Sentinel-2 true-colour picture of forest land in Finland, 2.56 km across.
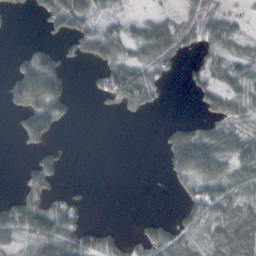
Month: October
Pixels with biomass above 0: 51%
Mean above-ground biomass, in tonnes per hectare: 32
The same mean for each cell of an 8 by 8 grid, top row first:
5 39 54 24 13 20 40 10
2 26 29 44 51 48 39 25
63 118 0 73 50 4 41 43
36 90 2 8 14 0 25 28
7 32 0 0 0 54 62 45
5 60 0 0 1 34 51 35
59 53 27 0 0 12 56 35
37 87 52 16 28 45 31 56
